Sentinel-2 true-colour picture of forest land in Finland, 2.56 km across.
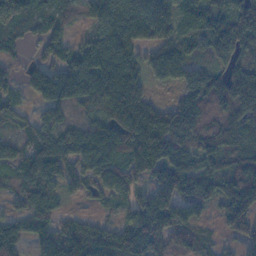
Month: November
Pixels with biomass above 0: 88%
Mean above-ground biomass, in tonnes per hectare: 118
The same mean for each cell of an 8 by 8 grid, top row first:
165 95 67 223 238 122 99 132
42 55 100 193 108 103 87 125
57 159 234 219 73 87 137 181
82 106 88 69 47 127 107 121
122 196 205 188 194 136 115 99
99 124 85 114 68 50 102 118
51 110 19 45 161 123 46 143
117 115 192 150 200 101 51 59
